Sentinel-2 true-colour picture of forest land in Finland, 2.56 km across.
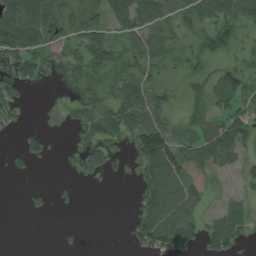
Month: August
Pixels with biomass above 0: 50%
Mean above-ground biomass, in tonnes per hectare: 36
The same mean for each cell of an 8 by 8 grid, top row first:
81 55 7 64 76 15 56 57
83 42 60 63 67 31 1 10
37 10 10 17 34 2 27 61
28 2 25 48 64 12 35 52
8 19 42 28 107 61 83 67
9 0 23 15 62 93 23 19
0 9 7 0 57 81 16 32
0 0 4 0 60 60 44 36
